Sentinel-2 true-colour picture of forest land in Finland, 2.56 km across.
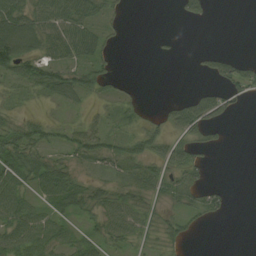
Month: August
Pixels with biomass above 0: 59%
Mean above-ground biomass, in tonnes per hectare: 34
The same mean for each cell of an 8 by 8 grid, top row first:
72 58 60 23 0 12 24 0
96 50 61 14 0 4 6 0
47 65 64 34 1 0 16 55
19 10 17 20 18 51 77 7
81 42 60 38 58 52 28 0
70 77 28 26 37 53 15 0
67 41 36 45 33 29 52 0
67 50 35 36 25 30 0 0
